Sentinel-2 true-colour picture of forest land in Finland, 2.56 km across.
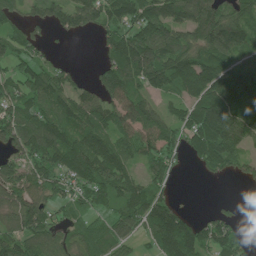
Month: June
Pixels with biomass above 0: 76%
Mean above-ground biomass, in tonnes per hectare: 86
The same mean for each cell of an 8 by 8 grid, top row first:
57 72 87 89 123 108 128 83
68 23 0 90 164 120 110 90
71 91 27 97 108 128 149 128
79 88 95 98 113 53 142 120
90 109 107 107 102 70 114 93
85 93 108 139 60 27 21 30
95 65 60 70 121 61 9 6
98 83 70 77 38 179 70 39
